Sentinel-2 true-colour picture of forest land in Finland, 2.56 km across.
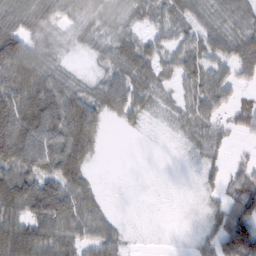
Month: February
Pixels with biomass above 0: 76%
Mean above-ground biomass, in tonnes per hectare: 52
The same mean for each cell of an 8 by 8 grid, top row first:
59 58 51 38 42 53 43 53
110 48 19 45 53 44 52 65
83 57 23 54 52 35 61 38
121 98 97 44 28 29 54 38
124 85 81 1 0 6 54 8
95 84 56 0 0 1 18 43
87 133 82 10 0 1 19 80
114 84 59 47 1 1 41 137
